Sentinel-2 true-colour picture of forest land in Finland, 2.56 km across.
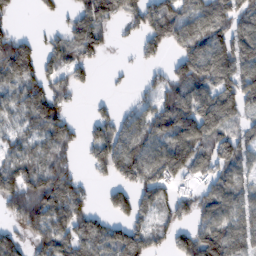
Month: February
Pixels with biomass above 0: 71%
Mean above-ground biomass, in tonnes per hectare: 90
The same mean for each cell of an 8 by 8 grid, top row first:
24 21 81 102 112 114 107 96
131 57 105 24 74 75 112 121
105 86 41 10 26 102 100 126
67 115 11 46 80 139 121 89
67 93 55 136 97 128 98 90
128 166 46 75 121 85 60 71
117 168 100 73 83 78 90 93
70 126 115 121 105 74 143 94
